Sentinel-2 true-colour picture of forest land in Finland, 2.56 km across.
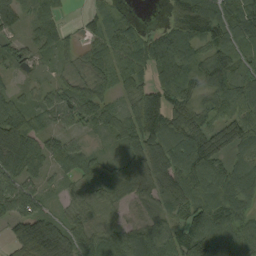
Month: August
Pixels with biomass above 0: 89%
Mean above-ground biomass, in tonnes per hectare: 80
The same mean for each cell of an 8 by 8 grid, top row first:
74 63 25 65 5 62 122 93
54 51 43 84 102 130 82 76
14 25 48 63 46 106 103 68
93 65 78 66 124 71 77 80
156 81 36 35 121 107 119 88
93 42 72 84 121 111 109 81
105 40 47 51 61 56 100 84
83 166 87 93 101 87 132 88
